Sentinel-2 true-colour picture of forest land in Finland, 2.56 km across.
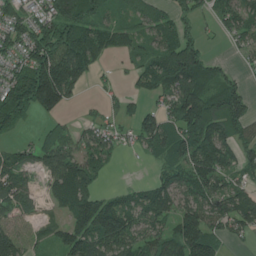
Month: July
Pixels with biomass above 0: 72%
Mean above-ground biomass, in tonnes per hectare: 90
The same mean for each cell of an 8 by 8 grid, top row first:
90 113 156 40 61 70 48 100
76 166 153 71 50 146 34 32
122 244 119 14 65 164 107 35
140 81 10 29 68 125 157 122
37 72 75 61 73 136 136 88
120 86 157 15 4 91 111 55
66 31 131 110 94 83 93 110
91 39 124 149 73 114 124 34
